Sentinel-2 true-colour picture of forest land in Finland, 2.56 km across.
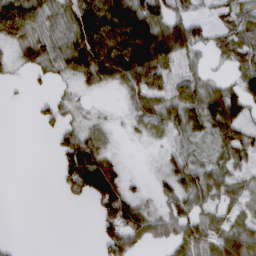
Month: March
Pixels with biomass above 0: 65%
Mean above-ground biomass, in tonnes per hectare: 46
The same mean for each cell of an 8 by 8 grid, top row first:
91 41 82 122 103 50 18 41
23 48 97 129 169 80 35 55
5 14 26 54 69 34 29 44
0 24 7 3 37 54 57 56
0 3 86 10 4 20 20 57
0 0 142 116 6 50 54 37
0 0 3 114 50 47 42 38
5 0 0 79 57 68 68 101
